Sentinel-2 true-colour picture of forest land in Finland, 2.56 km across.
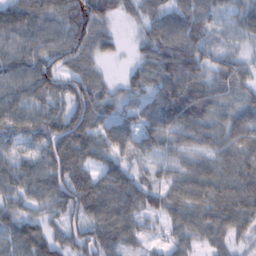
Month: February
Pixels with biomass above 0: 93%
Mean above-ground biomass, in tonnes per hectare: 67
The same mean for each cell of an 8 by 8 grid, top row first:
78 68 99 44 41 68 63 50
73 79 86 37 45 92 50 28
68 82 74 20 53 101 63 70
66 65 104 56 63 100 69 64
41 94 92 79 66 57 62 75
62 83 72 68 41 58 87 83
50 54 86 93 73 72 80 85
53 62 77 78 41 50 52 39
